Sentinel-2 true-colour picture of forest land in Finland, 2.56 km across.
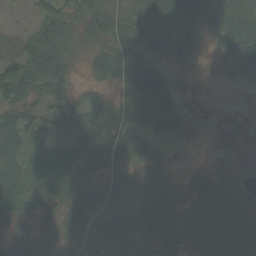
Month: September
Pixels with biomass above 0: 79%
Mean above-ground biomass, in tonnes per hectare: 42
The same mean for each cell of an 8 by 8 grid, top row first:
3 61 56 60 46 43 40 65
54 89 29 58 50 32 12 53
103 74 11 45 79 14 3 22
58 28 40 54 57 70 0 0
50 31 36 65 37 12 0 0
56 39 54 41 30 9 25 17
44 32 44 58 48 52 66 51
34 26 39 60 47 59 64 65
